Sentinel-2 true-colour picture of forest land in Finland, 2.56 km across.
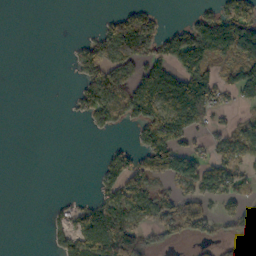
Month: October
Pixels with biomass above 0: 44%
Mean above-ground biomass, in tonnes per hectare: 60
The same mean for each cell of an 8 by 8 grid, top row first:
0 0 0 24 51 0 69 131
0 0 43 129 124 124 145 137
0 0 48 116 117 99 107 108
0 0 43 115 127 118 69 26
0 0 0 13 66 100 44 88
0 0 0 80 79 88 109 65
0 10 46 98 76 85 60 51
0 23 73 172 90 53 49 127
